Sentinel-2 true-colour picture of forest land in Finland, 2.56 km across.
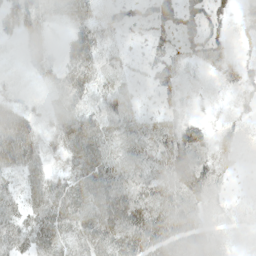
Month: May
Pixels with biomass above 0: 93%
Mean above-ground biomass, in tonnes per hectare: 44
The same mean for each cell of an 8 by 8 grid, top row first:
46 29 52 52 37 67 64 30
13 35 67 40 26 38 56 17
16 35 65 39 27 29 13 37
60 18 43 44 24 24 8 25
116 29 55 31 39 70 43 34
50 38 48 45 36 58 45 18
47 61 57 80 73 65 27 21
62 47 58 64 78 74 50 11
